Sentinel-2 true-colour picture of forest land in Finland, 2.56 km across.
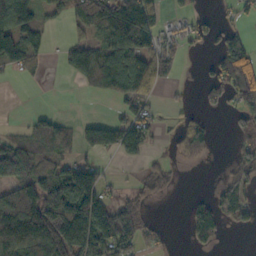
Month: October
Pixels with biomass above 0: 53%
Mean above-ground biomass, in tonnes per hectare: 79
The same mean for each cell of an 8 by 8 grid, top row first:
153 47 106 186 178 37 29 37
134 40 75 100 102 60 28 94
15 10 51 126 146 32 63 139
1 19 0 15 66 17 23 63
82 92 64 103 86 44 79 44
111 112 168 15 31 12 1 70
219 211 207 117 43 0 87 79
172 157 194 162 65 2 61 0
